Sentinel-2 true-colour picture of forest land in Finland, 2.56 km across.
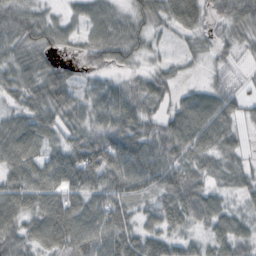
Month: October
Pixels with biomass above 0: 89%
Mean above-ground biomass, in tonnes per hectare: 54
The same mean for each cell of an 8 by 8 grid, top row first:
59 31 38 47 49 69 38 71
57 41 25 68 36 10 19 27
56 65 29 30 34 28 19 14
43 64 51 81 56 50 83 39
90 49 73 108 78 76 57 26
61 73 90 86 87 72 30 37
69 75 71 73 31 66 61 26
69 74 84 73 60 41 42 53
